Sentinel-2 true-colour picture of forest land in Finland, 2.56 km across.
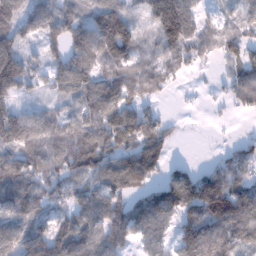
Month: January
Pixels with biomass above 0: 82%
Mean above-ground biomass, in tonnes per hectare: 83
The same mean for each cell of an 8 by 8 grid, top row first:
85 79 75 132 53 169 35 49
87 48 114 154 49 106 67 87
125 56 115 81 85 27 5 74
74 43 75 114 70 5 7 22
90 89 122 110 121 22 2 36
118 97 88 112 109 77 77 77
84 58 84 90 99 124 158 132
94 117 130 100 62 71 124 96
